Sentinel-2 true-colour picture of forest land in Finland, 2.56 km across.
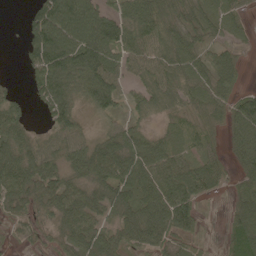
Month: May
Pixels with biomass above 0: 81%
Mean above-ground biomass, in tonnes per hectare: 60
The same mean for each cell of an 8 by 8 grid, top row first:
1 109 117 72 88 54 45 33
5 135 120 87 69 67 33 18
7 118 85 80 56 69 62 35
48 50 37 39 40 38 48 78
71 37 53 72 70 39 33 79
88 73 51 87 92 88 65 37
52 42 87 62 88 115 7 54
14 21 68 67 84 57 17 57
